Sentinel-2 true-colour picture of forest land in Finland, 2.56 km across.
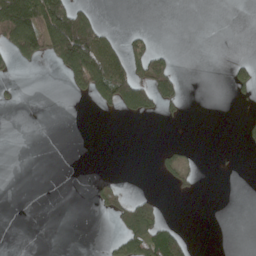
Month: April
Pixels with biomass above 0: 18%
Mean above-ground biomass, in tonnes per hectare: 28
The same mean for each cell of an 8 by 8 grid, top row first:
188 142 89 0 0 0 0 0
110 105 222 59 36 4 0 0
10 0 83 135 75 49 0 35
3 0 0 17 54 18 0 3
0 0 0 0 0 10 0 6
0 0 0 6 0 30 0 1
0 0 0 27 47 0 0 0
0 0 0 20 89 89 0 0
